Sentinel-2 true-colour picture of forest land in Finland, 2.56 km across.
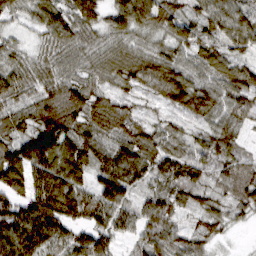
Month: March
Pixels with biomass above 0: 94%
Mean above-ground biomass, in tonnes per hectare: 70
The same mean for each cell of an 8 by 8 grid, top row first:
37 89 119 80 126 81 93 88
33 45 59 48 52 68 57 71
74 57 64 54 72 97 68 62
45 83 86 73 25 43 75 60
82 137 89 51 57 50 63 34
87 109 83 112 71 73 44 65
80 112 83 94 67 61 54 49
106 73 66 58 61 72 47 2
